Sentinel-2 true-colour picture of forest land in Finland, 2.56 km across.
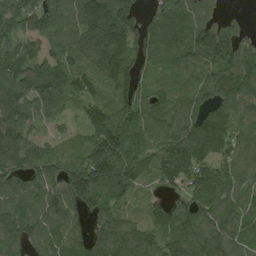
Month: August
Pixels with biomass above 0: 91%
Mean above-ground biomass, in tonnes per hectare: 120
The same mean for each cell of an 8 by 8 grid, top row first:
87 85 120 189 86 100 106 26
90 84 123 156 116 91 165 148
132 119 115 153 70 89 114 152
103 76 57 162 115 126 146 107
136 77 85 220 110 160 187 112
117 121 205 211 89 154 191 123
114 119 99 115 60 103 155 102
134 98 85 149 116 120 134 94
